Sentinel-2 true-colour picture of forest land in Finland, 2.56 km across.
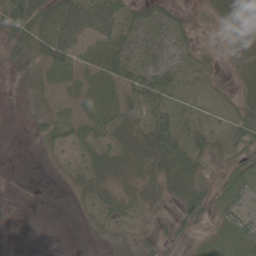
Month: May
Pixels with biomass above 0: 65%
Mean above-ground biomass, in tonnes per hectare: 26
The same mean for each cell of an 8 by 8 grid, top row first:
48 34 59 53 34 28 22 29
35 40 26 33 40 41 16 25
11 18 16 27 55 32 8 20
3 23 10 21 32 27 7 36
1 16 21 23 46 46 31 42
1 3 19 34 30 55 24 34
2 1 9 23 17 29 44 37
14 8 2 20 19 27 18 40
